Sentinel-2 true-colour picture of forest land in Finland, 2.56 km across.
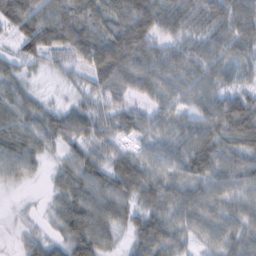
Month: February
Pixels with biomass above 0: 92%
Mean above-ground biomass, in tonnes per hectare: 51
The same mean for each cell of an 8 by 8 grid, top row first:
95 80 76 63 88 56 54 71
34 74 80 99 68 40 51 52
40 11 21 68 57 46 52 31
63 36 42 37 32 42 55 77
66 36 46 31 27 44 63 55
39 15 58 58 56 47 56 54
10 15 66 60 40 58 55 48
17 31 66 30 57 52 36 48
